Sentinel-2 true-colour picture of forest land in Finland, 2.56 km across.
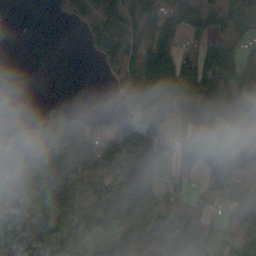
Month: October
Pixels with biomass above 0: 73%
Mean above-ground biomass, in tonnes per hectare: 97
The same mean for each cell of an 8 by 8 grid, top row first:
1 3 58 91 88 92 110 91
3 0 6 110 111 78 71 57
0 0 0 55 158 159 128 94
2 83 38 21 125 141 123 113
154 165 187 138 172 67 105 69
208 227 128 108 139 58 55 39
191 159 115 148 144 99 61 71
233 130 121 105 116 149 95 71
